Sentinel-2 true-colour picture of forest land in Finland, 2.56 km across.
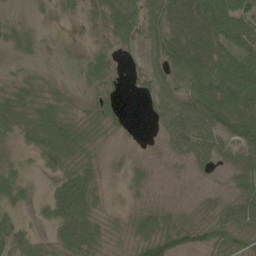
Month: June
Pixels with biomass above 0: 88%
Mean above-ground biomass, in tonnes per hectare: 61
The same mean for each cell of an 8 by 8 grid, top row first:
34 21 29 73 77 108 127 96
66 26 9 45 44 117 109 94
59 53 42 49 35 66 128 149
87 95 63 45 9 64 114 133
32 107 96 24 6 49 68 72
44 21 83 13 26 7 12 52
36 41 102 19 38 26 34 67
51 34 104 47 79 79 70 75
